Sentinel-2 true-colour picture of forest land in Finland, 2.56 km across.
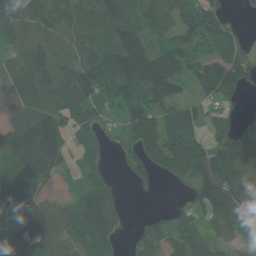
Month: June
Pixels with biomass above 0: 81%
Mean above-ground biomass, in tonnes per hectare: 103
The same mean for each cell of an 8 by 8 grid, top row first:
95 99 102 122 92 87 120 24
73 117 97 125 166 116 70 101
104 116 150 155 238 164 172 150
83 128 89 39 138 92 47 23
149 248 54 17 171 159 90 138
100 102 32 28 63 99 163 133
70 94 105 82 5 30 125 147
89 132 115 68 75 68 62 92
